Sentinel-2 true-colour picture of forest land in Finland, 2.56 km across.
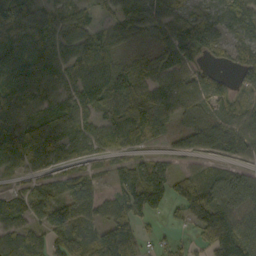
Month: October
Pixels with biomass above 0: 82%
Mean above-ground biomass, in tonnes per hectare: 82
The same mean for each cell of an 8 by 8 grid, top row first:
116 61 55 51 86 72 54 79
83 88 89 79 36 124 63 50
119 96 101 140 96 78 70 38
97 88 86 91 114 81 54 74
162 110 64 60 48 39 83 92
34 54 44 36 87 75 81 83
72 82 87 70 97 45 159 126
103 68 81 155 43 19 93 170
